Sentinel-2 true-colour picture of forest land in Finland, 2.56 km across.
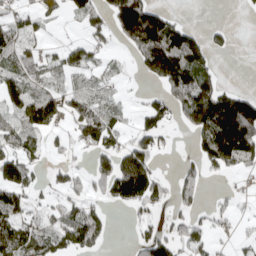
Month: April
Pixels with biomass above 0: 51%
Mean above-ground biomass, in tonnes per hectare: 78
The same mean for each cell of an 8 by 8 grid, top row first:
55 30 42 117 213 33 0 3
97 29 68 33 182 200 95 1
106 60 39 32 32 162 96 3
92 143 95 52 64 64 250 229
72 37 56 82 70 6 153 260
131 30 37 142 121 37 33 36
106 34 77 26 61 44 27 17
137 104 117 14 70 94 54 22
